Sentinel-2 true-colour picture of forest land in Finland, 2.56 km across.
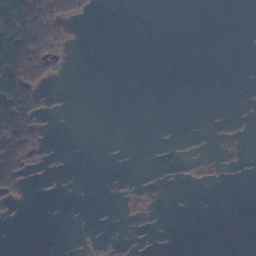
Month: November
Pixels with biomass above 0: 14%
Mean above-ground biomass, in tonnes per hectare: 13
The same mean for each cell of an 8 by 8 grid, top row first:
118 74 14 0 0 0 0 0
129 56 0 0 0 0 0 0
131 25 0 0 0 0 0 0
112 8 0 0 0 0 0 0
96 5 0 0 0 0 0 0
61 2 0 1 1 1 4 0
5 0 0 0 6 0 0 0
0 0 1 3 2 0 0 0
